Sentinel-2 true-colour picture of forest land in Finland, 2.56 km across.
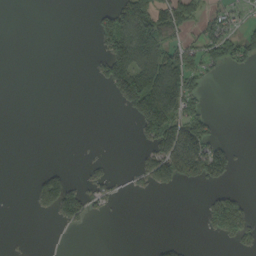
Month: September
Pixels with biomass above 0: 28%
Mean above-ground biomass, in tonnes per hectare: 41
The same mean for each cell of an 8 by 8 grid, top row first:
0 0 0 78 136 95 36 26
0 0 0 113 153 73 85 86
0 0 0 112 147 137 34 0
0 0 0 1 140 107 35 0
0 0 1 0 33 169 103 6
0 54 14 28 43 86 75 7
0 43 90 17 0 0 59 97
1 1 0 0 0 16 7 61
